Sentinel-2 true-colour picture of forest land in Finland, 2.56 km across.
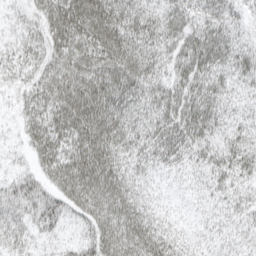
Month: April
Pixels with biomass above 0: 93%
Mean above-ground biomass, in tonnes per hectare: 46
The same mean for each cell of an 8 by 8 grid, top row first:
13 43 72 74 52 51 50 34
24 39 57 77 57 51 78 48
21 44 61 66 59 48 53 37
14 46 72 66 43 62 57 29
10 49 66 59 46 60 42 45
29 39 74 63 28 21 36 44
47 53 46 71 39 16 23 34
34 18 35 70 68 35 23 25
